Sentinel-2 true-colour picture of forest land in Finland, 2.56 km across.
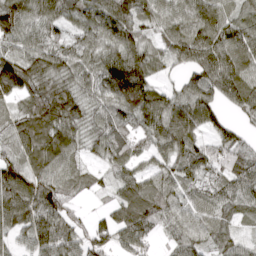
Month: April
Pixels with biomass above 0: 91%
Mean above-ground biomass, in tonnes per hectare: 85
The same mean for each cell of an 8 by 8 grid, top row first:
124 80 67 94 84 94 103 69
80 93 77 94 79 104 123 102
171 112 79 122 106 34 120 108
60 116 83 86 125 120 87 59
82 116 58 95 55 109 65 70
93 99 44 50 80 80 84 92
112 111 19 51 113 81 71 64
58 108 67 66 65 61 59 39
